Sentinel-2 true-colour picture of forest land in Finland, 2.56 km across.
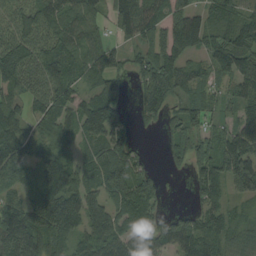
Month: August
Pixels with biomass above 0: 83%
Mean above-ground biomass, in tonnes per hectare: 85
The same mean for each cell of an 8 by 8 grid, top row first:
57 88 95 68 93 145 105 84
100 86 74 51 70 129 77 114
83 116 60 65 85 90 45 75
68 92 91 93 62 47 55 54
101 66 58 102 9 76 61 128
66 100 84 114 63 15 92 162
84 129 113 109 119 13 74 30
145 122 76 122 107 112 85 56
